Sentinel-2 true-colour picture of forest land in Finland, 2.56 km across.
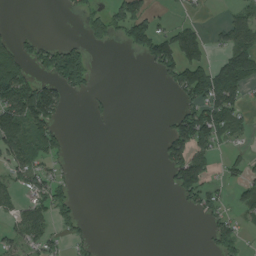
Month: August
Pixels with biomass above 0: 35%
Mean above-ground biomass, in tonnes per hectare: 46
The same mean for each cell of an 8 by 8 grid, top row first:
0 0 28 85 80 13 4 46
63 69 60 17 78 128 50 93
118 62 93 0 0 80 135 122
116 111 0 16 0 42 111 44
100 73 0 0 0 107 85 19
41 56 2 0 0 85 63 30
40 66 24 0 0 9 58 43
41 45 23 0 0 0 25 44
